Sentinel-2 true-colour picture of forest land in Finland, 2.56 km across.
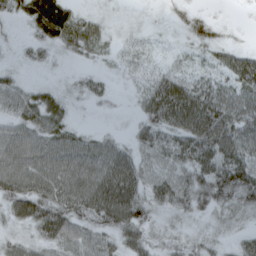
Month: April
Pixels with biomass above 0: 85%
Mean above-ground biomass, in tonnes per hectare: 42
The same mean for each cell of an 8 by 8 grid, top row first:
29 93 37 7 5 18 17 4
9 30 46 16 22 12 38 26
20 8 17 11 24 49 39 74
35 56 5 7 40 91 91 67
53 54 43 31 39 55 84 74
68 63 58 78 44 44 63 79
55 68 57 84 47 39 28 39
28 47 49 35 43 25 23 25
